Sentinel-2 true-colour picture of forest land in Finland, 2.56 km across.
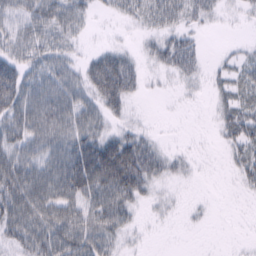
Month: February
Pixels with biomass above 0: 65%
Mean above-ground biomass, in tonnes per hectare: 27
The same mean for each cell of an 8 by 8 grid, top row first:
30 40 27 10 28 33 21 6
35 31 9 16 11 47 5 6
61 37 28 75 17 14 11 24
48 52 37 24 3 1 3 35
40 45 48 45 33 2 1 30
54 47 59 65 46 13 0 16
55 51 38 48 10 6 3 0
35 52 47 28 4 0 0 1
